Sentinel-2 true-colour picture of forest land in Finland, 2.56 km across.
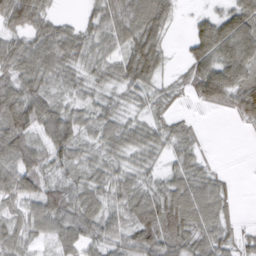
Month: March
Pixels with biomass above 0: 85%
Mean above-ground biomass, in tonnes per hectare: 47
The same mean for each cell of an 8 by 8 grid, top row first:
57 37 15 50 77 25 34 77
48 56 48 37 83 6 91 91
51 45 35 38 60 19 101 75
71 74 40 38 31 22 12 58
69 57 52 47 49 39 8 0
72 41 39 44 33 44 36 3
28 61 64 42 65 84 61 12
36 27 44 53 68 64 53 31
